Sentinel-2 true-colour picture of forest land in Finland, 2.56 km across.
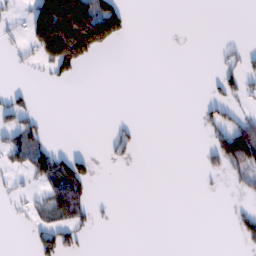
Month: February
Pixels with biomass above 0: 21%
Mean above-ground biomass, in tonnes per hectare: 35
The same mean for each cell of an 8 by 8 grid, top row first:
10 254 277 155 0 0 0 0
11 190 214 41 0 0 0 19
0 15 15 0 0 0 12 48
52 2 0 0 0 0 25 29
73 33 0 39 6 0 30 158
23 87 89 0 0 0 18 41
10 46 64 3 0 0 0 13
0 64 33 0 0 0 0 30
